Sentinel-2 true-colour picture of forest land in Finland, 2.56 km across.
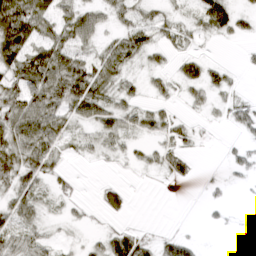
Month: March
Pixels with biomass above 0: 61%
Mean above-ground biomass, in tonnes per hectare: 25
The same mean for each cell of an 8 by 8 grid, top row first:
79 39 42 21 23 15 48 25
68 52 40 32 40 17 3 4
39 68 67 34 14 23 37 5
47 58 40 40 23 10 11 22
51 46 14 23 12 20 2 9
44 27 3 2 4 20 2 8
34 14 8 31 0 0 6 3
31 19 8 41 22 31 0 2
